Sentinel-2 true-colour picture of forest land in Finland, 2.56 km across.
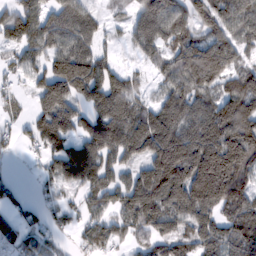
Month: February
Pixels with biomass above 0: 81%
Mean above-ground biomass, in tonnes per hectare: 100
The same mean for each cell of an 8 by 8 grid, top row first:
101 89 104 25 115 120 105 127
74 100 104 22 87 110 160 91
35 115 156 101 25 103 127 98
29 121 79 169 101 132 125 188
32 83 89 134 136 170 167 179
15 50 110 69 113 170 221 125
46 44 47 65 126 132 124 126
68 57 37 62 54 85 98 125
